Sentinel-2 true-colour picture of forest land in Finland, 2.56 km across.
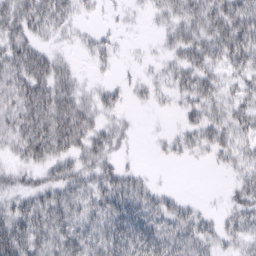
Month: February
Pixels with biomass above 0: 72%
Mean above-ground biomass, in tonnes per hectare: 27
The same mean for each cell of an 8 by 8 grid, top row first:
42 39 15 5 8 28 41 44
40 18 11 14 4 27 40 46
41 42 15 9 13 25 30 26
45 48 39 18 3 9 30 31
36 50 36 29 1 15 27 25
21 23 35 32 12 0 1 22
28 38 28 38 34 21 6 28
43 32 33 40 37 32 24 21
